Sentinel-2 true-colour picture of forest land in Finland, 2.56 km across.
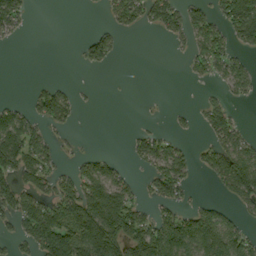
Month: September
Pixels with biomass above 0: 45%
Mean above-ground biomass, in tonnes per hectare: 59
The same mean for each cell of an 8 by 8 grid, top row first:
62 0 0 39 65 70 55 176
3 0 23 52 0 9 88 44
0 13 1 0 0 0 27 64
52 92 19 0 1 10 59 10
130 48 5 0 54 29 45 65
85 67 79 67 28 96 41 162
87 102 160 149 38 59 61 35
41 139 148 169 162 159 167 92
